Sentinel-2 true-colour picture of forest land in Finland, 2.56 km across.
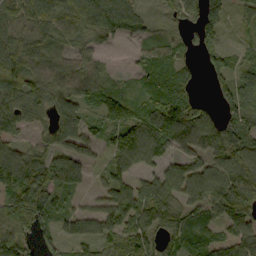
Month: September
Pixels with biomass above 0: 83%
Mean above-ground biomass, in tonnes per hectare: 72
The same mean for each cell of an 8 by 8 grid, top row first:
75 88 102 101 32 25 94 32
99 80 57 21 26 39 66 25
93 84 79 27 25 71 35 87
94 64 75 79 75 145 57 101
47 69 69 52 120 83 97 117
114 97 52 58 51 76 95 116
93 93 35 83 95 64 66 105
114 44 58 54 66 62 51 85
